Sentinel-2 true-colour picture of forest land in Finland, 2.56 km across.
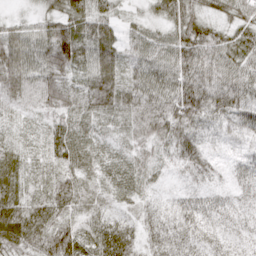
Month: April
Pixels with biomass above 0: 98%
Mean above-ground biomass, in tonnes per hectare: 47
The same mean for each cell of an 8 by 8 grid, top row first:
15 43 62 45 27 58 40 50
64 76 76 52 53 58 71 65
69 56 29 56 56 60 77 68
26 35 33 41 61 64 61 63
31 41 43 17 36 60 25 24
51 33 45 24 23 14 26 27
64 55 37 28 31 44 36 21
64 67 64 82 51 67 41 21
